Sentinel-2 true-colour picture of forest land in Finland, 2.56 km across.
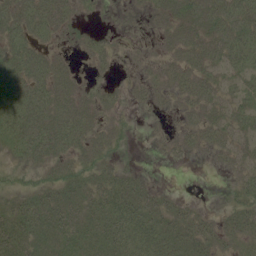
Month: June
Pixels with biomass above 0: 72%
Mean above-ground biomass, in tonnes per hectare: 27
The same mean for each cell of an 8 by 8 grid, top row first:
42 39 15 5 8 28 41 44
40 18 11 14 4 27 40 46
41 42 15 9 13 25 30 26
45 48 39 18 3 9 30 31
36 50 36 29 1 15 27 25
21 23 35 32 12 0 1 22
28 38 28 38 34 21 6 28
43 32 33 40 37 32 24 21
